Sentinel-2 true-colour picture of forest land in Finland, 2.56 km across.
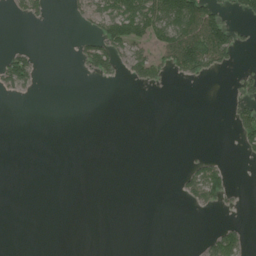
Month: July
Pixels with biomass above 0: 19%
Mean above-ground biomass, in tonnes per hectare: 21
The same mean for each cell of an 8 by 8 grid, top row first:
15 14 18 90 97 118 105 25
23 0 28 79 45 105 112 35
71 0 5 18 48 13 12 19
0 0 0 0 0 0 0 42
0 0 0 0 0 0 1 20
0 0 0 0 0 8 85 0
0 0 0 0 0 1 21 8
0 0 0 0 0 0 29 46
